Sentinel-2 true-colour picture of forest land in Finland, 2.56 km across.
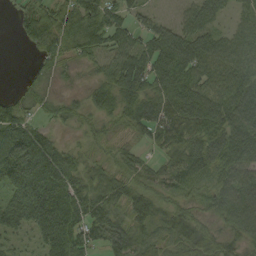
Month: September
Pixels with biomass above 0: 88%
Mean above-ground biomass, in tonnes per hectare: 71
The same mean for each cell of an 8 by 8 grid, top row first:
20 79 88 65 41 24 72 38
4 56 63 70 76 124 84 77
4 31 22 86 99 114 75 89
56 32 34 64 92 111 122 110
88 53 19 33 39 87 123 128
102 139 65 55 48 78 80 92
115 157 104 57 69 42 56 112
38 100 68 69 53 62 63 56
